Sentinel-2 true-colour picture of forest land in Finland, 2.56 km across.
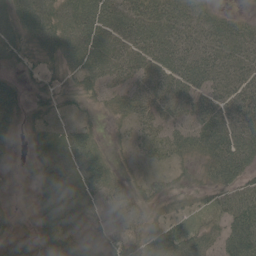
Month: May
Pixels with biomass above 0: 82%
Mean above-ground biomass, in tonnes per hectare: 40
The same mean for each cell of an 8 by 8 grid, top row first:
54 58 71 66 67 51 34 13
40 43 70 66 67 62 50 45
17 19 30 45 48 61 54 47
31 23 16 24 39 44 53 51
14 26 41 11 29 41 57 62
3 30 38 25 16 17 27 44
10 43 36 44 34 14 23 54
29 44 30 50 53 53 37 73
